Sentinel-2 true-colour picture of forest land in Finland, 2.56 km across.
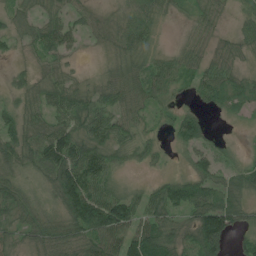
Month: July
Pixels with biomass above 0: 84%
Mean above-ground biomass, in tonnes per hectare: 56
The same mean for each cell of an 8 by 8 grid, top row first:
40 47 32 32 63 14 50 30
21 65 23 34 52 24 46 38
20 49 25 48 68 58 65 38
46 55 79 64 45 46 28 19
74 107 87 74 48 39 49 7
46 67 125 49 13 32 66 51
63 44 135 135 65 67 117 60
32 68 72 84 114 56 148 29
